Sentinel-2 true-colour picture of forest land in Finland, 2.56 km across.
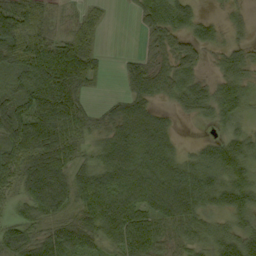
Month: September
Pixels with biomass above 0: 80%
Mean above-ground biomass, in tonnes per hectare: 62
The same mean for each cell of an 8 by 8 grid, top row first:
104 30 29 8 37 71 17 17
93 72 51 0 19 60 37 34
47 113 35 1 73 79 33 62
93 122 54 37 75 30 47 46
103 126 38 82 95 36 39 66
79 147 39 63 99 94 87 77
36 94 51 39 77 111 55 72
74 65 80 52 91 40 51 67
